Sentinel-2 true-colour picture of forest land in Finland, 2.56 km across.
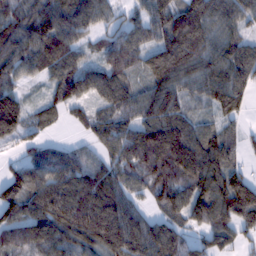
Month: February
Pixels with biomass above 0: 88%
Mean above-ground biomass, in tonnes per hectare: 98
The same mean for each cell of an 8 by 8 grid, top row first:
91 126 119 53 63 114 90 85
124 131 69 91 83 142 102 94
66 62 115 103 55 113 99 94
145 69 51 87 101 114 41 59
44 47 35 93 153 172 114 46
65 113 110 97 97 137 148 89
104 134 144 135 49 95 153 183
75 106 100 135 128 85 74 58
